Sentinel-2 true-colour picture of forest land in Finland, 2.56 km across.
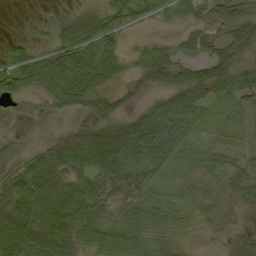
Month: September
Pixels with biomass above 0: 76%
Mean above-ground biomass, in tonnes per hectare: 37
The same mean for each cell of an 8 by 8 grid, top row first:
0 6 29 54 26 20 31 41
24 29 56 32 19 32 43 56
53 64 64 31 29 45 66 46
6 9 16 23 28 55 25 27
13 17 54 41 55 49 25 11
42 78 42 57 33 19 25 32
74 79 71 25 42 28 17 11
105 87 45 51 43 18 2 20
